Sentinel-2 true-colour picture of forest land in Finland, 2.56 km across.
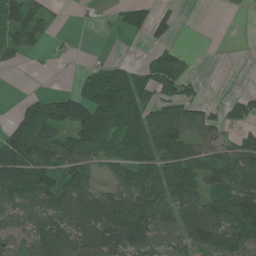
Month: June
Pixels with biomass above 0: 64%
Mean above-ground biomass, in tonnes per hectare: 69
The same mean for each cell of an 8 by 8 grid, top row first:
97 53 3 20 65 28 0 1
78 17 3 5 11 24 0 0
0 0 24 102 66 90 4 0
27 104 148 145 80 83 42 61
122 103 97 72 111 97 65 63
173 113 85 35 98 145 76 102
72 77 103 106 118 110 110 142
48 90 87 110 81 57 102 77
